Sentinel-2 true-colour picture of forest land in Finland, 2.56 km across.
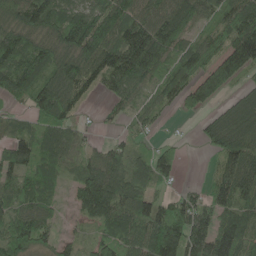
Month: May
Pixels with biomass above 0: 83%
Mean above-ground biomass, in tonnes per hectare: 101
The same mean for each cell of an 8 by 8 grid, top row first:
96 137 99 125 103 133 88 144
126 109 155 158 222 110 107 165
111 109 110 105 107 137 136 65
33 117 42 29 60 32 47 105
96 99 58 49 31 41 60 145
88 72 84 120 97 48 25 160
92 67 65 146 143 122 115 109
126 61 40 97 135 148 174 134
